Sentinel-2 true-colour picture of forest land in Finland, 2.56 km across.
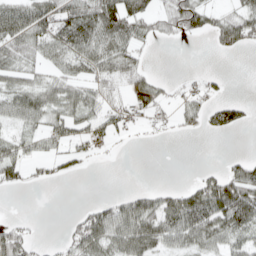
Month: April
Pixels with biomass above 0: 54%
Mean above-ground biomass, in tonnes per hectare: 34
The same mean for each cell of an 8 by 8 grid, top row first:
63 59 72 71 46 57 36 48
57 56 63 59 17 2 6 36
42 35 39 36 38 8 16 0
52 52 49 31 31 21 40 32
35 27 27 20 2 1 0 0
30 15 12 0 0 0 22 55
0 0 9 39 53 62 73 76
51 5 53 57 64 43 47 40
